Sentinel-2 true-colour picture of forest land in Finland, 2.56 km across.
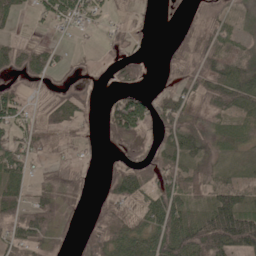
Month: June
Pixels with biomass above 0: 66%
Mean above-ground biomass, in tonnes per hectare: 45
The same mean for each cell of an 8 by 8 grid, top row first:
34 41 43 18 8 3 26 23
50 40 5 7 7 30 66 47
17 20 5 15 18 27 68 77
54 40 34 66 79 78 42 51
52 35 17 26 48 75 58 46
54 39 17 34 68 72 63 23
64 65 18 39 47 70 56 85
55 39 26 74 70 85 103 109
